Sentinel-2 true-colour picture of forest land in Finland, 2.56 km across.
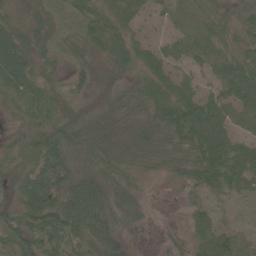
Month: June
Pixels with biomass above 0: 90%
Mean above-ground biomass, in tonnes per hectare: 49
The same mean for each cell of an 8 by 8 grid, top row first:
28 35 43 67 36 21 31 37
70 34 46 65 37 29 41 38
74 30 36 33 51 46 25 85
23 47 29 45 51 84 87 55
29 72 46 42 47 53 90 45
37 81 66 49 23 35 80 77
57 94 106 66 23 4 37 14
74 77 61 55 5 18 52 57
